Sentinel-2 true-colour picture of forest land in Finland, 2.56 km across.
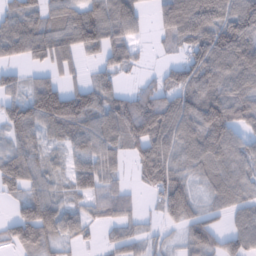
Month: February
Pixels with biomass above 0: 79%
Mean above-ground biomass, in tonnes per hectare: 75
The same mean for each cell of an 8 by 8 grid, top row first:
71 72 77 82 28 164 126 138
98 88 84 82 15 42 131 132
46 43 17 49 17 72 100 96
89 124 95 88 114 114 122 83
64 44 63 76 104 93 107 63
97 53 73 46 69 85 57 70
40 96 36 53 13 110 41 70
89 84 36 28 40 24 97 93
